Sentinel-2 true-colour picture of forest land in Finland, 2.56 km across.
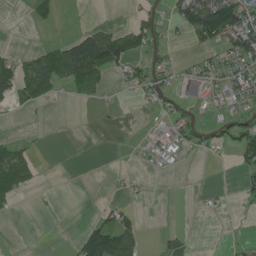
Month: July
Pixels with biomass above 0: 30%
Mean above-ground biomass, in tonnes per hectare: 29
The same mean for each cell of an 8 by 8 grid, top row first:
0 23 0 1 24 45 154 101
4 37 118 108 61 10 32 75
60 117 64 17 43 30 40 55
10 4 0 1 7 22 16 34
22 1 0 0 11 45 25 50
74 0 0 5 4 5 0 21
12 4 0 22 2 0 7 4
0 0 65 116 15 12 1 6
